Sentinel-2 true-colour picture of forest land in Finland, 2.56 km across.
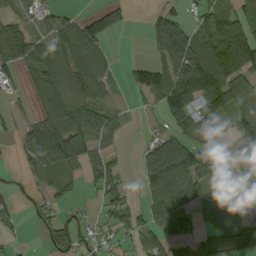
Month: September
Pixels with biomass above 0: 62%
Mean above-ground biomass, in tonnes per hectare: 62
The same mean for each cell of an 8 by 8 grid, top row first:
22 37 38 49 1 48 64 65
72 77 117 16 3 167 130 181
25 74 93 34 61 138 128 103
15 73 85 56 10 94 57 70
29 144 73 46 19 67 28 57
3 60 49 68 58 143 99 39
22 33 10 51 47 125 57 41
11 40 32 24 63 59 43 93
